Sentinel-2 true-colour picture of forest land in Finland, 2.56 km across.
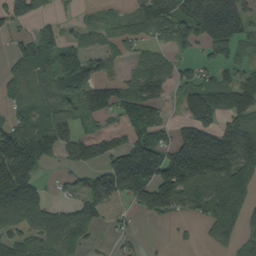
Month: August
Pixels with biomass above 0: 69%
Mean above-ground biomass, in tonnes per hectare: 114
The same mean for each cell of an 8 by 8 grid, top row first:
108 33 25 42 123 174 242 154
66 102 86 83 66 84 95 118
101 98 159 83 138 81 93 108
73 105 107 102 154 33 164 160
206 165 143 88 159 125 225 221
219 24 53 166 219 184 187 140
198 106 92 58 111 103 135 110
93 143 89 26 13 9 38 80
